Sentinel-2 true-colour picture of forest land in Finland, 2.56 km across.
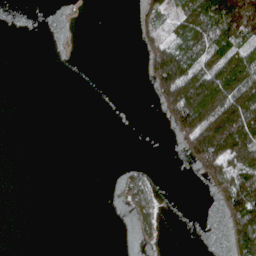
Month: April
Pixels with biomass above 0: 28%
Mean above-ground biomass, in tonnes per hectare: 41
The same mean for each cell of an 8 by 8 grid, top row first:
0 0 1 0 42 53 115 218
0 0 0 0 35 93 115 82
0 0 0 0 13 194 149 149
0 0 0 0 0 113 194 161
0 0 0 0 0 16 178 156
0 0 0 1 29 0 58 132
0 0 0 1 65 0 1 132
0 0 0 0 13 0 0 96
